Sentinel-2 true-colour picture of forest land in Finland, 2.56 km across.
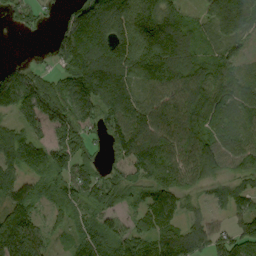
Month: September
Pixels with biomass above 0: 85%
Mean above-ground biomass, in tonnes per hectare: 104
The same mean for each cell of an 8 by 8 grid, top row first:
54 21 113 171 172 93 89 192
1 27 174 146 141 142 59 52
119 84 165 170 107 136 111 70
89 148 138 143 138 130 130 74
115 101 96 93 140 119 112 88
86 82 108 66 83 97 72 69
113 56 68 77 101 89 39 72
238 66 77 87 93 138 111 130
